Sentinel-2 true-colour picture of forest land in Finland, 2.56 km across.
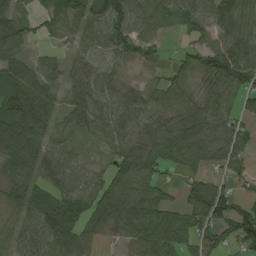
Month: August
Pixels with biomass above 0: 80%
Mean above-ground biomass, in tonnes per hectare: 62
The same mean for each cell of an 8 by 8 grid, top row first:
42 60 79 92 46 41 58 78
51 20 42 59 48 12 51 77
80 54 41 43 21 53 63 86
113 69 60 58 50 82 77 40
105 52 16 47 68 94 73 59
68 54 54 70 88 21 45 43
52 97 81 88 68 47 150 74
53 93 61 13 55 59 53 87
